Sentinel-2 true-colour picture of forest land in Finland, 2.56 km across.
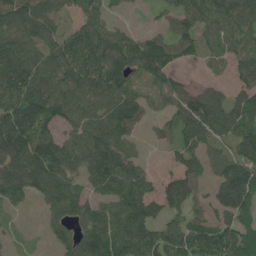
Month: June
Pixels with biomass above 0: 80%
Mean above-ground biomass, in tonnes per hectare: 95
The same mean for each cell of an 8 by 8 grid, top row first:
134 101 68 34 8 81 118 112
118 99 133 122 116 91 67 95
137 109 123 117 68 58 31 55
132 131 100 118 72 77 119 91
155 129 108 132 26 67 79 93
137 153 85 152 82 72 59 132
31 70 102 107 112 70 62 103
14 29 93 119 120 109 131 99
